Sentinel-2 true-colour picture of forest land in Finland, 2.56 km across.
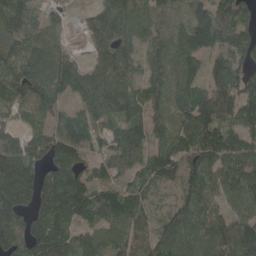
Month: May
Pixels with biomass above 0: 90%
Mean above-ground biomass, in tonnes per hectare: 112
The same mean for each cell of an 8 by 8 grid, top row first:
130 38 16 118 101 57 110 105
102 87 14 114 86 126 116 105
139 125 103 140 97 114 99 130
70 69 69 119 103 113 141 97
104 142 107 96 104 151 166 98
197 122 94 88 96 130 133 129
173 159 130 140 108 103 104 71
150 159 94 115 108 144 135 152
